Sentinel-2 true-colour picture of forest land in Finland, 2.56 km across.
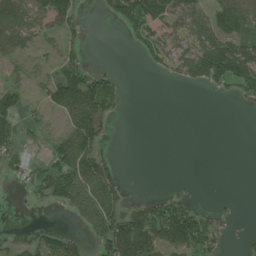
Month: June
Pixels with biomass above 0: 47%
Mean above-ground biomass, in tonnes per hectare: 51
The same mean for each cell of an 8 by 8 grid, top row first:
92 95 40 37 96 77 69 118
62 29 36 0 33 69 106 96
37 51 115 44 0 24 76 90
76 46 117 51 0 0 0 2
60 40 112 6 0 0 0 0
29 88 113 39 0 3 0 0
0 20 63 77 76 96 19 7
15 65 38 158 137 116 103 9
